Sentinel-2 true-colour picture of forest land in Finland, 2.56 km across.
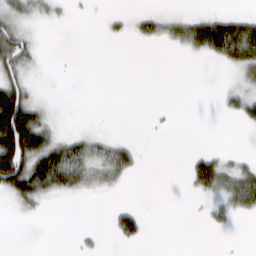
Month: March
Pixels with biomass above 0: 34%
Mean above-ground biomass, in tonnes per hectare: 23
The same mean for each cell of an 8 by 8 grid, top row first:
34 14 2 8 17 18 28 30
76 1 0 0 3 13 67 89
54 1 0 0 0 0 0 24
153 20 0 0 0 1 0 30
149 65 38 29 2 0 1 0
124 86 55 40 2 0 69 49
13 6 0 10 6 0 13 33
0 0 5 8 16 0 0 1
